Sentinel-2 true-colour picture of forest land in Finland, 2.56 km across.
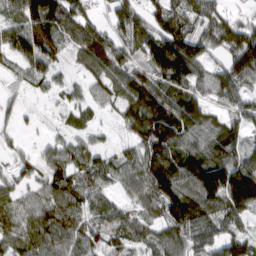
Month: March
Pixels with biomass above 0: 85%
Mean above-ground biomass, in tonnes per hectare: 79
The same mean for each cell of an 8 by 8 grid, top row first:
67 140 83 58 66 66 84 31
98 91 83 105 93 140 82 114
29 57 32 90 90 105 73 90
27 9 41 32 138 126 76 56
19 32 46 23 93 123 101 70
49 55 76 58 96 135 195 133
68 74 72 56 55 147 108 123
64 89 68 63 56 99 75 78
